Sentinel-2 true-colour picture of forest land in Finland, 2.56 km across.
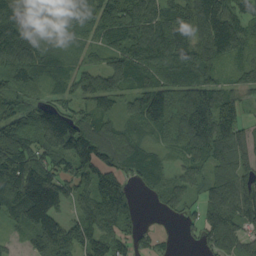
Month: September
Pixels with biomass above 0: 86%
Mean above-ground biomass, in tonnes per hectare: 95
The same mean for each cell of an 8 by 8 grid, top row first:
128 102 147 151 128 117 174 111
113 62 44 62 108 125 142 77
64 67 22 17 56 107 82 44
66 98 66 29 50 145 164 85
138 95 161 119 52 83 141 96
196 149 87 109 73 49 71 98
123 183 71 151 13 49 70 118
29 174 125 104 39 15 69 84
